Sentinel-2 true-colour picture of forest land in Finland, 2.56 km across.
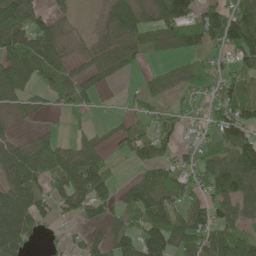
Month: May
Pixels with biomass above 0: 69%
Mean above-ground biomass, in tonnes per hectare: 64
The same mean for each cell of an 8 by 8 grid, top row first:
90 44 3 79 63 126 91 113
92 95 20 65 59 46 56 128
97 55 38 24 24 47 69 65
32 15 31 3 26 35 47 89
45 50 43 25 72 49 44 130
71 57 115 46 44 74 74 120
119 44 70 48 107 88 90 68
97 11 28 57 98 84 75 70
